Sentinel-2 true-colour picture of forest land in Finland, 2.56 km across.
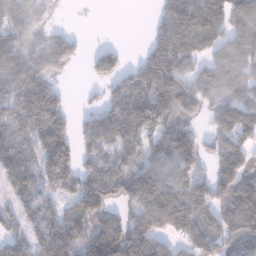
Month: January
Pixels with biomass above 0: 73%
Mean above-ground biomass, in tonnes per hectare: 106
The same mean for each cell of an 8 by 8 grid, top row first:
108 51 0 0 2 142 139 119
128 169 32 39 40 141 113 157
173 88 3 84 132 137 142 152
118 200 33 127 143 128 74 180
82 192 95 149 101 140 70 101
92 141 139 125 116 87 90 124
58 65 120 82 129 124 92 162
57 121 106 196 121 55 92 97
